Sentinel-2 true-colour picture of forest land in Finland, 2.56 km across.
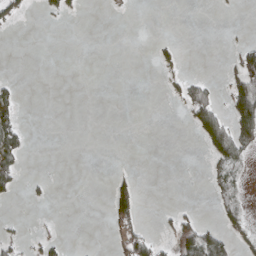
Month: April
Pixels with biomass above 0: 15%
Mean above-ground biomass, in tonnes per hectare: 13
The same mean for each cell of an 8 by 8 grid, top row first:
16 7 5 1 0 0 0 1
0 0 0 0 0 14 0 27
7 0 0 0 0 14 14 65
27 0 0 0 0 2 46 63
39 0 0 0 0 0 33 50
30 4 0 13 0 0 11 19
0 2 0 45 10 8 2 25
15 14 0 19 44 47 63 13
